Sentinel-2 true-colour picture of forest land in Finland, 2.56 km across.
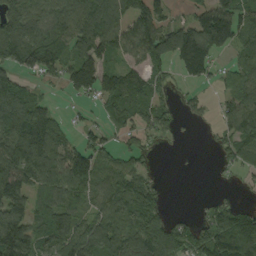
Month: September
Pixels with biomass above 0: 72%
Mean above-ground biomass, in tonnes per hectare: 93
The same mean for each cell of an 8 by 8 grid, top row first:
105 102 122 137 119 24 125 109
127 133 111 99 114 173 168 73
70 34 148 91 90 36 52 87
145 73 15 79 93 40 18 114
155 143 59 45 41 12 9 107
125 135 152 100 74 1 1 28
100 81 72 100 138 3 44 57
178 83 105 124 184 141 122 194
